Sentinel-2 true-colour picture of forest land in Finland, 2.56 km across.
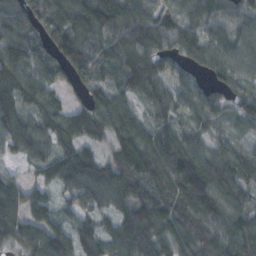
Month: October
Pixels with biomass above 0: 93%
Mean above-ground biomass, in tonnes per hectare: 93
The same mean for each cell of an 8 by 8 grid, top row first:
94 84 118 128 112 72 88 91
107 77 105 87 116 87 86 94
98 76 61 77 146 62 48 72
100 74 69 108 48 71 74 74
88 75 93 61 111 111 74 52
41 65 117 98 108 142 127 94
101 82 67 80 124 118 120 100
97 131 95 101 129 100 110 122
